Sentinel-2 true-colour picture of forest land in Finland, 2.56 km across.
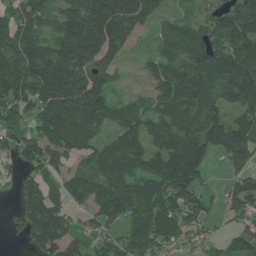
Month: June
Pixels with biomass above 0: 81%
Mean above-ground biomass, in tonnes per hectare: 110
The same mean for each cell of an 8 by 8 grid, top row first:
78 71 191 237 141 31 74 126
114 100 223 133 11 76 129 112
176 189 211 83 37 183 159 163
70 189 234 83 70 119 106 88
62 121 141 106 118 135 130 142
28 49 87 141 98 192 41 71
39 140 51 131 122 118 41 78
20 146 56 68 123 73 46 86
